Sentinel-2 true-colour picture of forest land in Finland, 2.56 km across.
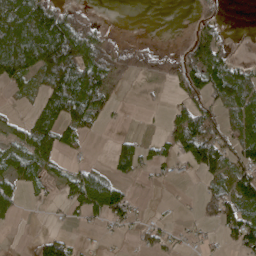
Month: April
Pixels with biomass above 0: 51%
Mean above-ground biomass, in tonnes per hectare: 47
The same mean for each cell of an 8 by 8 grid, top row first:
89 111 29 0 0 0 20 0
122 180 122 41 20 16 79 1
59 78 132 59 7 42 91 85
10 76 88 19 3 42 68 73
50 87 28 21 30 72 120 68
39 28 50 36 18 11 43 75
32 4 49 88 3 3 37 93
0 58 9 4 30 16 9 61
